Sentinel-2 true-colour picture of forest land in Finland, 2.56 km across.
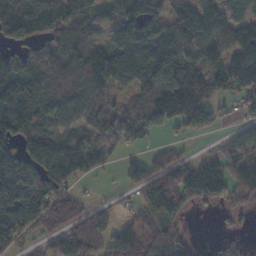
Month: November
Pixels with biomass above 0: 77%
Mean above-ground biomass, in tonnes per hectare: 84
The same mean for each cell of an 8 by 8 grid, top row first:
141 118 100 53 109 70 96 63
66 63 120 106 111 126 85 102
120 116 97 108 105 172 113 100
134 95 83 77 126 129 86 28
76 87 73 48 29 21 4 80
137 83 40 4 82 82 138 96
159 112 67 23 66 96 28 52
76 46 112 86 75 68 8 26
